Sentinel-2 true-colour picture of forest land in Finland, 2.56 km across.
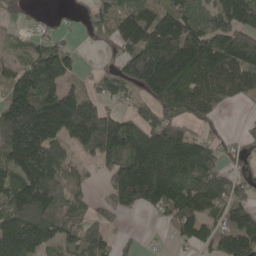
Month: May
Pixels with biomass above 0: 76%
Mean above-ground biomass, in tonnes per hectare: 118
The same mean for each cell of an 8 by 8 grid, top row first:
29 9 26 81 122 181 106 133
32 102 21 44 196 267 177 172
108 182 40 81 200 198 135 131
230 210 184 71 92 98 62 4
252 192 112 191 202 216 79 37
121 147 35 107 221 184 138 52
129 141 53 87 82 136 126 86
166 104 127 54 9 35 59 123
